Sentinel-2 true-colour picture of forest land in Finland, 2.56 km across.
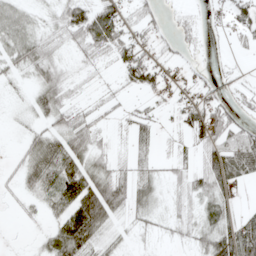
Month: May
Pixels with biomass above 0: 64%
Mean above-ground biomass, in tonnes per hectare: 33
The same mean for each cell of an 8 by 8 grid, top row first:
33 14 63 66 40 14 9 43
39 34 30 63 48 22 6 15
12 36 9 10 68 28 21 14
7 36 29 17 19 24 64 28
6 47 50 20 24 19 48 65
26 55 66 61 34 22 48 41
13 25 83 59 28 19 36 18
1 28 78 19 6 13 41 77
